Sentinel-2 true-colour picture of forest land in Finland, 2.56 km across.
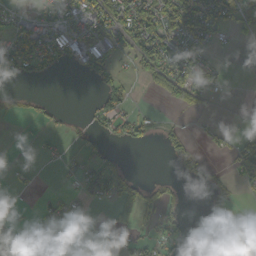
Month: October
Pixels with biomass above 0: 40%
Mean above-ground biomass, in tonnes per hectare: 34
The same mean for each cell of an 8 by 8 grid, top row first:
26 40 48 86 88 132 74 73
87 63 56 47 80 53 28 5
25 10 9 45 19 93 49 0
8 16 4 56 14 12 9 0
1 9 12 15 24 24 16 46
9 0 41 78 7 13 24 49
3 45 22 28 59 26 18 7
38 20 46 38 25 30 4 52
